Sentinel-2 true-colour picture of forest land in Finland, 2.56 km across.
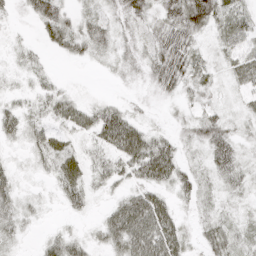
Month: April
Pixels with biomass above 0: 81%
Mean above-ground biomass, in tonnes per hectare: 26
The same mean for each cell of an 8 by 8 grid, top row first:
10 45 21 20 29 56 56 32
10 15 23 21 21 55 15 31
8 13 1 5 18 38 23 27
26 27 32 41 8 9 19 12
12 37 16 46 54 25 43 18
21 14 32 29 37 35 16 22
30 4 21 26 64 22 11 10
13 19 18 37 64 43 24 21
